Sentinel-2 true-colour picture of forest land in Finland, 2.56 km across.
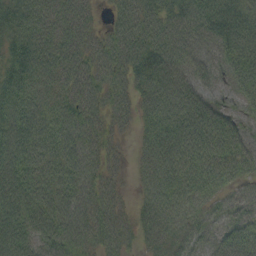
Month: September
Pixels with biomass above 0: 94%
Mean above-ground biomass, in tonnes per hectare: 71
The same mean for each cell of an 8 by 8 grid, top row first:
76 74 59 32 75 71 91 69
71 87 74 71 82 87 68 89
79 77 73 67 62 79 57 74
94 65 75 56 50 91 75 44
107 77 76 37 45 93 91 66
99 68 80 36 52 91 84 55
107 77 78 56 48 82 54 53
98 70 75 61 41 68 41 68
